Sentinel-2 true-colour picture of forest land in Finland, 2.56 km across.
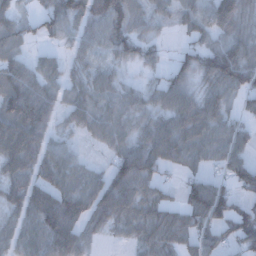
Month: December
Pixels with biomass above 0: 80%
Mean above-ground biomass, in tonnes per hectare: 62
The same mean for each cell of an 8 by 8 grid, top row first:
42 60 79 92 46 41 58 78
51 20 42 59 48 12 51 77
80 54 41 43 21 53 63 86
113 69 60 58 50 82 77 40
105 52 16 47 68 94 73 59
68 54 54 70 88 21 45 43
52 97 81 88 68 47 150 74
53 93 61 13 55 59 53 87
